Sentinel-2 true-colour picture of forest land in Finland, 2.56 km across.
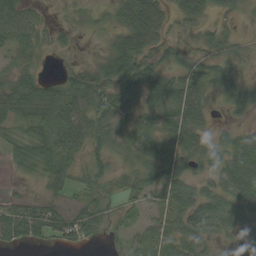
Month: September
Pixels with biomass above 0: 81%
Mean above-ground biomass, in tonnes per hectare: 38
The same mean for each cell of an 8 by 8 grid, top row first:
65 11 8 22 82 27 20 15
40 16 6 34 60 27 26 16
35 28 62 66 66 47 46 29
47 43 69 59 36 54 20 21
38 57 46 37 53 46 41 43
11 41 23 27 47 54 31 52
39 35 34 21 28 49 55 53
39 32 40 20 45 53 34 22
